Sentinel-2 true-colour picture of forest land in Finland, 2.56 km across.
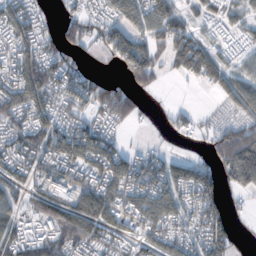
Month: October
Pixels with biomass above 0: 72%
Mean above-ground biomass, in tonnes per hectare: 67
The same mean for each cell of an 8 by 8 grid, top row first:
92 28 54 70 88 80 41 34
78 57 40 73 78 79 64 37
100 116 76 29 83 15 52 71
79 78 59 75 18 28 9 61
80 97 115 58 15 10 30 126
65 102 82 99 97 78 73 107
47 81 112 85 92 73 95 13
83 72 83 56 65 64 88 18
